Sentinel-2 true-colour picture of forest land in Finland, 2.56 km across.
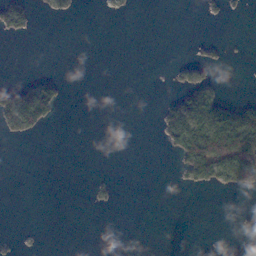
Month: November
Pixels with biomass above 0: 15%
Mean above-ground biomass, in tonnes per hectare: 15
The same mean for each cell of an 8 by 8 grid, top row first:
51 8 1 3 0 0 4 4
0 0 0 0 0 0 10 1
6 29 0 0 0 9 15 0
126 70 0 0 0 48 61 47
2 0 0 0 0 45 114 127
0 0 0 1 0 5 51 75
0 0 0 3 0 0 0 2
5 0 0 0 0 0 1 11
